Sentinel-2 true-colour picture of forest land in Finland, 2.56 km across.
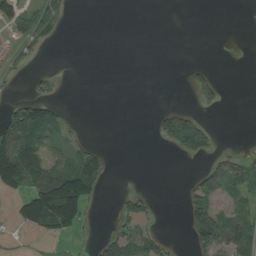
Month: August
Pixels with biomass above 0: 29%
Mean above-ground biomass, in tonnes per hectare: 30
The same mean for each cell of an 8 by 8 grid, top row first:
63 53 0 0 0 0 0 0
18 10 0 0 0 0 0 3
7 17 0 0 0 0 36 0
73 67 1 0 0 43 8 0
121 55 29 1 0 57 49 1
114 89 129 10 0 0 54 59
35 159 104 3 33 0 78 33
5 15 8 42 54 3 104 90
